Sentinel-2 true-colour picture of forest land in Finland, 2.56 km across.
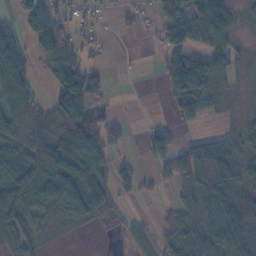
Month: November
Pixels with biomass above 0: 64%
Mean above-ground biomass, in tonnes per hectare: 54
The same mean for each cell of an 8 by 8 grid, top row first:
39 98 23 11 16 68 139 47
44 94 38 2 3 101 77 30
65 27 91 7 2 109 91 16
81 62 93 25 1 34 30 12
55 89 119 33 29 38 53 39
88 118 107 49 16 88 85 51
82 46 88 44 1 46 72 69
70 10 1 2 42 58 89 88
